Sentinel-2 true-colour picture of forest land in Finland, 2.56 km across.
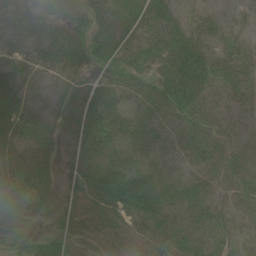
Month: June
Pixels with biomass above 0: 82%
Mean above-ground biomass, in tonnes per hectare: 29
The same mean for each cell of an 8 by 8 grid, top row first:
34 18 21 31 39 25 14 9
16 32 41 36 34 47 35 21
26 7 18 32 29 60 44 27
32 15 29 34 27 39 27 15
25 15 29 52 43 23 36 18
29 26 36 54 44 23 26 23
20 22 28 40 53 29 30 23
10 25 22 24 20 27 26 30
